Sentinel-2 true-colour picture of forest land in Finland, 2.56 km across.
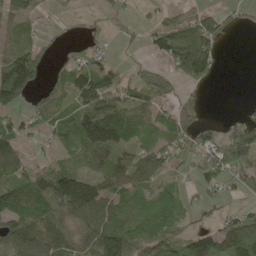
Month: May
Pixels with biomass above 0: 68%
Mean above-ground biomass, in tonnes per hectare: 60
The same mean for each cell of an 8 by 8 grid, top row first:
56 9 10 23 12 38 66 15
58 18 29 13 23 119 99 0
155 32 77 61 61 54 44 0
47 57 78 101 71 70 10 19
66 22 71 87 44 56 53 97
89 92 92 72 60 26 59 49
92 67 131 84 79 58 31 30
75 68 61 127 84 75 115 115
